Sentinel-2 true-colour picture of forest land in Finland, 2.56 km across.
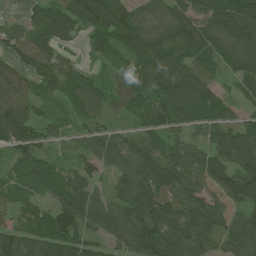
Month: June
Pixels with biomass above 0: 90%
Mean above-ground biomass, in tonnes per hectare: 77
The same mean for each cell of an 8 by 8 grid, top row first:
10 79 112 101 51 73 80 103
67 92 27 74 103 67 75 94
72 78 62 39 82 98 50 59
104 38 55 45 72 87 74 39
101 49 38 80 71 63 70 90
31 68 64 50 106 112 90 106
47 59 122 79 122 100 119 63
100 101 105 62 110 122 92 91
